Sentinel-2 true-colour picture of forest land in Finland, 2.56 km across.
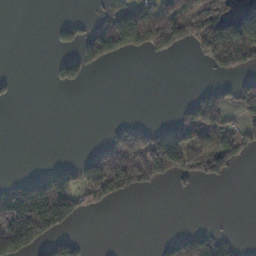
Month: November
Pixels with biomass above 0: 33%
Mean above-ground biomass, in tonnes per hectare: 56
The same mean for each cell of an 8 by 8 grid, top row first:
0 0 14 99 99 123 87 56
0 5 80 102 94 80 68 119
17 10 53 0 0 0 8 47
0 0 0 0 0 24 91 62
0 0 1 75 125 140 85 109
19 103 122 158 114 81 66 4
247 202 79 20 0 0 0 0
237 89 34 0 0 51 78 18
